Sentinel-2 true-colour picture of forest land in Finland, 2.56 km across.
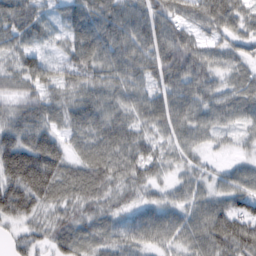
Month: February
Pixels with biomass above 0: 93%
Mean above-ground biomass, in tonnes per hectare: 63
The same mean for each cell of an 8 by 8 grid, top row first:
68 26 71 78 71 58 82 62
51 20 79 80 72 107 48 39
54 59 64 65 58 74 58 43
57 66 78 68 61 84 59 49
93 90 49 88 60 50 29 19
112 120 81 81 60 31 33 47
86 55 63 48 51 49 65 64
28 46 64 46 55 54 82 96
